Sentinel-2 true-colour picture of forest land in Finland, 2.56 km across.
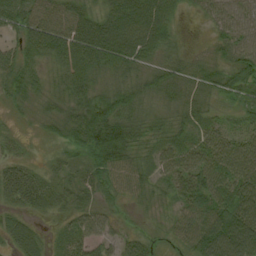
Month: August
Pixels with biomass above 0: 91%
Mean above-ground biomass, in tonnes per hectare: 49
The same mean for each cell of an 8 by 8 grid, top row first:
63 64 66 70 102 26 31 45
36 77 95 96 81 24 17 48
49 31 61 38 36 46 50 57
13 28 62 70 39 40 39 35
19 14 51 113 40 43 43 38
54 31 37 47 35 44 62 62
33 37 36 22 16 31 70 86
44 20 45 34 32 25 100 126
